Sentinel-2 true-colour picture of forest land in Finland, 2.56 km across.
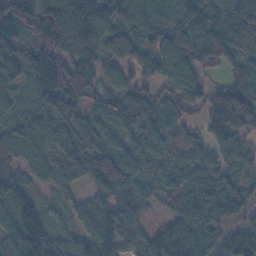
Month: November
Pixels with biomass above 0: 92%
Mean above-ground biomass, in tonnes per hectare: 81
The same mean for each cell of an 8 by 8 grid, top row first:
105 135 135 87 74 80 73 114
95 102 103 63 79 88 95 90
90 159 134 43 50 73 37 63
54 125 65 62 71 59 82 167
97 106 97 57 68 58 62 51
68 65 75 96 62 69 76 42
79 26 53 75 39 69 111 64
84 95 44 73 58 129 71 99
